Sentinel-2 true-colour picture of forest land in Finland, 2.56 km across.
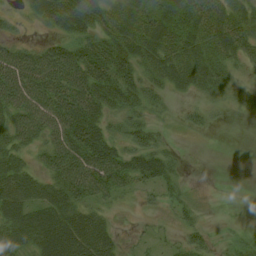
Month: August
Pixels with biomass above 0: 75%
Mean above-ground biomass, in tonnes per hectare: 37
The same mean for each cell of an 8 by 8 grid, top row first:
13 37 51 34 40 41 47 33
28 31 40 53 47 46 38 37
68 66 66 59 38 40 41 18
59 69 79 40 38 10 23 13
42 42 73 44 48 7 0 0
54 35 68 58 45 25 0 0
58 55 40 15 8 22 5 3
55 67 72 30 13 15 21 19
